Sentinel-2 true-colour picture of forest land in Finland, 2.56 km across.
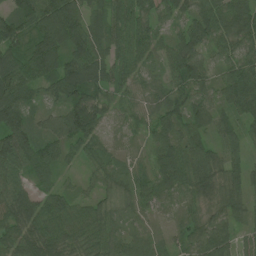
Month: July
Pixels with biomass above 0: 94%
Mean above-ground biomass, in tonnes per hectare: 68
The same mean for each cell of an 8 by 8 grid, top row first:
75 103 82 85 61 51 85 103
69 110 96 77 66 66 59 67
105 72 99 73 42 62 49 99
92 39 99 46 46 73 71 70
106 70 69 33 27 82 57 43
71 44 22 55 43 96 80 53
97 76 58 46 50 53 44 52
71 90 67 67 49 33 83 53
